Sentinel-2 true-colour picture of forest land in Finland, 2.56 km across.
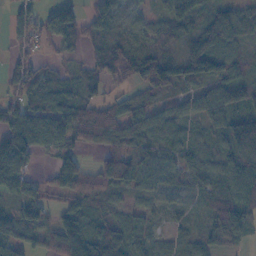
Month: November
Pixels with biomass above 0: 84%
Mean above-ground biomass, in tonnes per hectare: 63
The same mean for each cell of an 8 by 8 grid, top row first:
56 59 57 82 36 84 81 69
42 27 31 51 61 54 128 51
77 43 43 32 87 89 80 59
77 88 73 63 57 48 79 66
114 66 44 57 61 61 45 121
89 26 78 112 55 36 46 85
39 52 56 36 33 24 42 90
71 58 136 102 47 41 57 51
